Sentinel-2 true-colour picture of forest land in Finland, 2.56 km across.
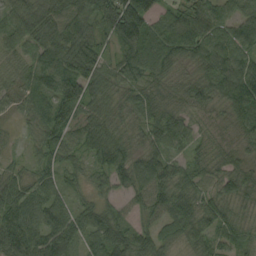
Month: September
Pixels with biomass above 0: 95%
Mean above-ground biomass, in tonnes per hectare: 72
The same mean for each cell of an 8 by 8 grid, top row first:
78 81 89 141 97 66 97 79
68 101 111 47 135 111 97 86
47 95 125 57 69 39 67 116
29 98 77 46 69 53 39 78
10 73 63 81 57 69 37 46
42 44 42 70 94 77 54 75
91 70 49 38 54 90 72 43
96 86 70 91 64 62 67 50
